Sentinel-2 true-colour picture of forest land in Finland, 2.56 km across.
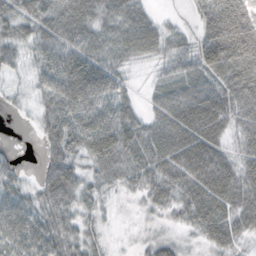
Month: October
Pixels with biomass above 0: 87%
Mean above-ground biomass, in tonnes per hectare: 51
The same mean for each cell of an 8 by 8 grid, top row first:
52 64 50 54 43 6 75 102
41 55 63 56 53 40 73 94
16 64 94 66 6 54 53 71
12 51 67 60 29 71 81 57
3 45 54 77 66 75 73 34
31 52 42 46 62 66 76 60
60 54 41 11 18 38 73 64
62 61 43 7 13 21 36 37
